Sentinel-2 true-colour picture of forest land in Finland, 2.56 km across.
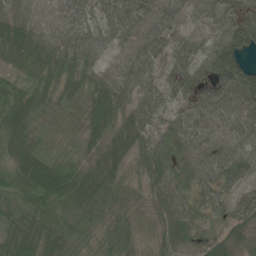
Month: June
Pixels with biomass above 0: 96%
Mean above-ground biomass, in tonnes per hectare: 52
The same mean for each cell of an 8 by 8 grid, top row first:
61 55 57 69 76 48 41 65
69 66 60 48 67 54 37 89
31 48 47 57 56 51 60 78
56 29 28 61 58 37 58 65
47 18 27 43 46 53 61 54
52 99 63 50 40 56 48 46
40 53 61 43 25 56 45 59
63 66 41 55 21 54 37 29
